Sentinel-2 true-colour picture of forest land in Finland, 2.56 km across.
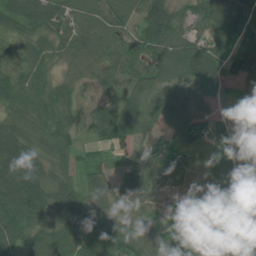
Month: July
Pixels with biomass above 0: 92%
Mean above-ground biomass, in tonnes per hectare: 66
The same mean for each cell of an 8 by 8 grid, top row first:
84 79 40 58 85 68 81 72
47 59 62 62 69 96 72 98
64 50 41 50 64 69 73 74
55 64 41 68 82 87 41 23
93 50 38 61 26 66 59 75
134 65 40 33 57 72 73 53
113 88 74 50 58 49 58 59
66 87 93 101 66 62 69 75
